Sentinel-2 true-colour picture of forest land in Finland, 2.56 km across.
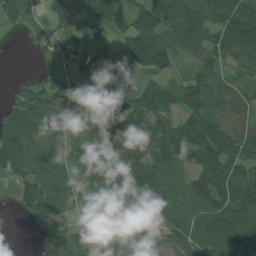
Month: July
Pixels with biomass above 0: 75%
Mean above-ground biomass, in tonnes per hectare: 83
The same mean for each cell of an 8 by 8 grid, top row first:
53 10 34 107 80 150 109 142
0 26 33 38 189 103 107 112
12 42 34 16 37 54 97 60
101 97 13 49 136 93 108 100
162 99 45 94 127 188 171 124
75 95 71 122 154 80 132 114
38 75 48 107 122 89 105 128
0 49 61 2 57 71 90 91
